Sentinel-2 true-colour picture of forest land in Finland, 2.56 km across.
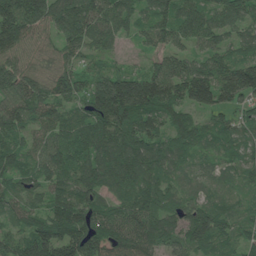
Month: June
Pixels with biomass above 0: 95%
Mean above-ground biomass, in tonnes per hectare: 93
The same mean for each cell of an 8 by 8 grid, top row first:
165 134 130 100 60 103 92 94
98 53 82 44 34 71 62 62
122 82 73 132 140 122 133 136
111 87 67 163 144 92 81 60
66 84 92 118 118 96 67 76
83 93 93 104 99 53 45 51
65 78 109 71 112 73 78 34
80 162 143 115 109 81 101 54
